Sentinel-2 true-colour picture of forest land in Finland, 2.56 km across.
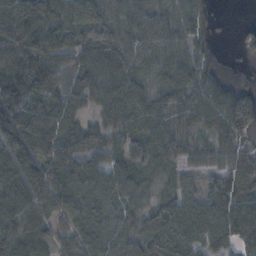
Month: November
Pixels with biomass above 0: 89%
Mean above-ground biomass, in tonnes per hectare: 84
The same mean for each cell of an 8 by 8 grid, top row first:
113 144 90 58 70 61 38 1
130 144 92 84 71 71 38 33
123 103 76 91 64 99 80 17
118 123 66 64 84 78 92 165
50 83 60 44 99 78 40 78
123 108 94 69 42 35 43 109
126 70 77 62 62 90 90 116
137 64 90 99 113 147 79 97
